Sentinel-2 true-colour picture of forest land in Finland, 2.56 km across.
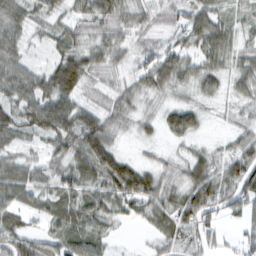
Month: February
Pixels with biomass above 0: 88%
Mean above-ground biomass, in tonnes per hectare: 50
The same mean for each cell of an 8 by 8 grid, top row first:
61 32 42 58 35 41 74 30
49 29 45 54 32 50 62 39
70 67 65 24 50 56 43 53
62 102 62 47 32 61 15 32
36 41 70 51 21 18 14 57
69 46 65 87 71 41 66 77
53 47 54 50 61 67 74 48
69 40 57 19 10 55 52 35
